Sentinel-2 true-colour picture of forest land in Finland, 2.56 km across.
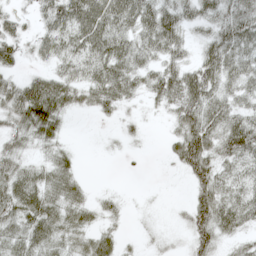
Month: May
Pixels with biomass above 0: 77%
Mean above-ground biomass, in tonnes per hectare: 38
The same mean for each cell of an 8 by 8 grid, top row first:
21 46 80 73 60 51 35 50
33 36 56 59 42 39 36 51
24 49 39 59 34 56 61 40
53 80 18 21 9 37 57 37
29 30 2 3 5 38 61 74
55 43 20 0 1 5 55 41
59 61 40 16 3 4 61 54
44 56 28 27 6 4 44 23
